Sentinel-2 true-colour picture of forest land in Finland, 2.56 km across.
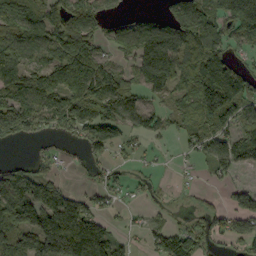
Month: September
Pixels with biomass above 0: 69%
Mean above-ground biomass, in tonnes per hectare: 96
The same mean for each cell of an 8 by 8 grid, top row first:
132 102 142 56 48 117 118 200
126 105 139 53 158 152 152 55
134 114 163 157 93 107 204 152
189 130 157 134 117 70 165 111
38 27 58 100 39 21 86 100
72 63 9 42 26 13 28 27
127 155 71 34 22 11 35 86
113 193 109 67 32 126 66 72
